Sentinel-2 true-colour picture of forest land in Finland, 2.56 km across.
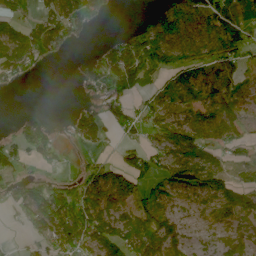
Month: June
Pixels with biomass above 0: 64%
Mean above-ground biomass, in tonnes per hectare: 50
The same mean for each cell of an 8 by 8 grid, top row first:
46 47 71 16 24 88 72 48
98 57 6 60 106 86 72 62
42 0 31 93 69 43 78 42
4 4 23 35 40 54 81 49
49 41 20 10 32 74 64 51
34 31 37 58 43 64 70 23
40 99 83 66 62 25 33 78
7 55 77 69 75 44 15 33
